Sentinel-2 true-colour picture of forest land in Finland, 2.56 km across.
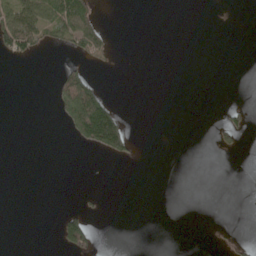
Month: May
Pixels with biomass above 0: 12%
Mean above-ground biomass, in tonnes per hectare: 16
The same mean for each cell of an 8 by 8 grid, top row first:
98 80 87 0 0 0 0 0
82 28 52 20 0 0 0 0
0 3 73 0 0 0 0 0
0 2 131 70 0 0 0 18
0 0 27 102 1 0 2 19
0 0 0 0 0 0 0 0
0 0 18 0 0 0 0 0
0 0 104 0 0 0 0 7
